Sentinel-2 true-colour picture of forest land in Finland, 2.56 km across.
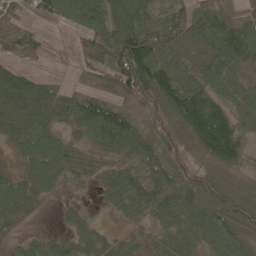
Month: May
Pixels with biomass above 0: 88%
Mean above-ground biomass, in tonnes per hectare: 67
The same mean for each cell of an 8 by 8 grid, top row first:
41 42 68 82 84 84 90 46
53 20 40 105 133 88 91 100
72 29 28 80 121 105 92 65
85 93 92 84 50 91 125 74
39 69 35 70 84 59 119 72
38 69 35 58 105 85 57 36
58 8 22 26 66 92 91 68
19 31 61 32 25 52 63 62
